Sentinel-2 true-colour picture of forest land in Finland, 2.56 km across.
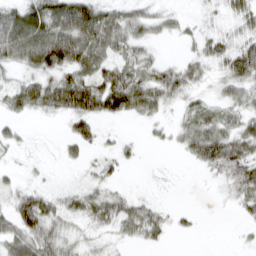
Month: March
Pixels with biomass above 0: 67%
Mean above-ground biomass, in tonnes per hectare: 34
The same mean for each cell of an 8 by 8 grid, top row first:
57 74 101 51 39 20 12 48
68 93 90 49 29 3 38 46
23 42 57 54 45 55 21 51
29 28 55 50 37 18 32 35
17 1 31 11 7 17 70 62
11 4 6 16 1 1 10 68
49 46 34 44 33 8 0 21
44 53 18 13 24 3 0 4
